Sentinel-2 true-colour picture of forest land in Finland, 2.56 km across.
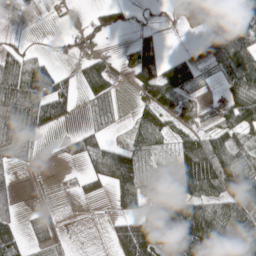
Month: May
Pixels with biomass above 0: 60%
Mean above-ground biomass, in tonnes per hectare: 64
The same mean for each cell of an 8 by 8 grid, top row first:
7 4 4 45 4 24 95 145
32 8 31 6 85 2 56 107
133 101 58 66 85 104 19 108
141 103 13 18 58 82 36 110
90 6 36 33 55 57 105 67
14 0 23 106 71 63 154 131
29 7 1 18 39 116 123 105
68 35 0 38 84 158 209 148
